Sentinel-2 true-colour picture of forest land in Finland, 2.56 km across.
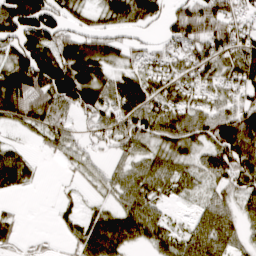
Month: March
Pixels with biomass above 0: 78%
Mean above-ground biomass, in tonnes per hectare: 65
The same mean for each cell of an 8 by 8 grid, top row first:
136 102 39 74 92 76 104 61
83 102 113 65 34 50 82 82
129 142 129 56 57 60 54 76
82 96 64 75 86 73 63 88
22 44 39 52 61 77 66 122
76 2 23 41 64 57 47 70
8 1 25 39 66 8 49 43
32 9 58 108 50 47 94 37
